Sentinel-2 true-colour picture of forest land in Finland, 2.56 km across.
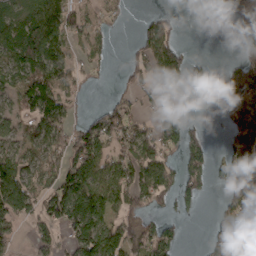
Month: March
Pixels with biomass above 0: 58%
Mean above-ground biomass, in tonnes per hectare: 61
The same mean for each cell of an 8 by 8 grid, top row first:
54 142 56 22 17 16 0 39
79 125 21 11 75 65 0 22
58 123 32 8 45 87 51 101
44 133 17 70 30 50 4 77
47 70 96 69 92 80 51 111
109 61 131 80 82 67 65 85
90 67 136 71 39 44 2 63
32 46 93 101 74 38 26 16
